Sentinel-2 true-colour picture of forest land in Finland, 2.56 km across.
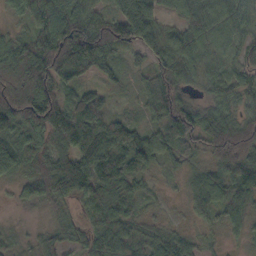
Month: October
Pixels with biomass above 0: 92%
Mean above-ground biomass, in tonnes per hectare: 67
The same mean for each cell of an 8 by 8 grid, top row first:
29 90 89 60 122 41 78 75
78 128 178 98 86 74 63 57
126 143 67 32 37 71 43 49
137 123 84 37 31 127 55 48
80 69 83 78 77 68 73 115
44 94 89 73 53 18 52 79
10 24 22 57 21 11 67 50
17 32 39 76 55 52 13 14
